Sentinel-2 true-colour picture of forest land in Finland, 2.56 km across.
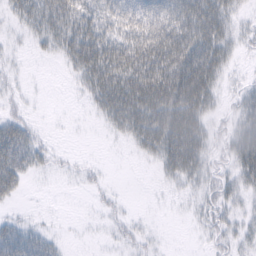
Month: February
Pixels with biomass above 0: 57%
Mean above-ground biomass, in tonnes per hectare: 27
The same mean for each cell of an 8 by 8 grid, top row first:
20 47 45 43 62 49 53 12
5 16 63 59 72 66 59 14
8 0 22 64 76 67 44 7
13 0 1 43 61 62 25 22
58 10 0 3 36 67 25 43
44 6 8 2 0 27 22 31
5 0 0 9 0 2 18 14
49 22 1 6 10 0 9 16
